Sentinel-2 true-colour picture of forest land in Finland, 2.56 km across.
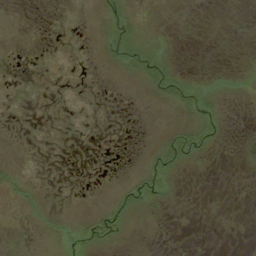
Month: September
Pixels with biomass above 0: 13%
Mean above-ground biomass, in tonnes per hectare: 3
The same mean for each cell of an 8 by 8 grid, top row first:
0 0 0 13 2 0 0 0
0 0 0 15 15 1 0 0
0 0 0 1 13 17 1 0
0 0 0 0 1 9 7 0
0 0 0 0 1 16 8 4
6 0 0 0 9 5 0 0
2 3 0 12 7 0 0 0
1 2 7 10 0 0 0 0
